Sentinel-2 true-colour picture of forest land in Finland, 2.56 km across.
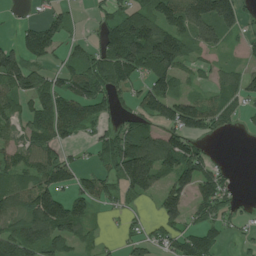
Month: July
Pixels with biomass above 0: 66%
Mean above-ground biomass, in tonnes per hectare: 77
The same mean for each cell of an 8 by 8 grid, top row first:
6 41 7 54 95 119 165 84
73 90 44 124 195 142 63 22
119 69 101 108 67 83 30 56
72 112 102 51 86 128 103 31
67 99 24 89 118 111 24 1
82 113 59 84 175 113 76 4
86 168 80 25 13 93 94 27
118 92 49 8 54 67 72 19
